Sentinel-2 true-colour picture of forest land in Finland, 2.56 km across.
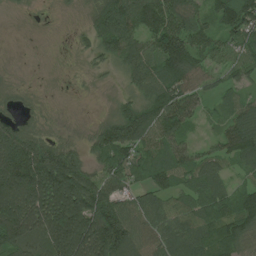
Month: July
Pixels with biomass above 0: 86%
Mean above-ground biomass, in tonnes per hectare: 89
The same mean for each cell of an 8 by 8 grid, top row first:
6 3 13 141 167 135 69 138
0 1 21 93 96 186 79 76
6 2 6 12 100 130 59 55
33 10 1 32 123 137 34 83
164 94 38 164 95 90 31 107
198 197 131 95 66 84 85 37
157 148 166 142 80 78 95 93
131 130 170 210 91 102 88 95
